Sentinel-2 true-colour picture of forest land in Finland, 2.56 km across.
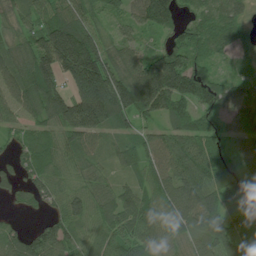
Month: July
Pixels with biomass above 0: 91%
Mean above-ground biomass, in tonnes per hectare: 92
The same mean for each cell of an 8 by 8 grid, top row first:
62 83 97 63 115 87 62 48
78 167 214 85 47 91 71 43
96 114 196 175 177 176 95 44
68 114 190 182 109 85 88 80
42 63 85 49 67 87 90 50
57 71 64 41 59 100 124 93
21 45 77 96 96 111 130 78
82 116 68 93 100 77 114 67
